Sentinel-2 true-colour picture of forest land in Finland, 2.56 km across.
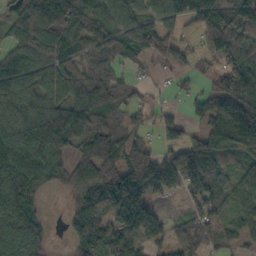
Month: October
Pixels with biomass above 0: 82%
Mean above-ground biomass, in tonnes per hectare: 98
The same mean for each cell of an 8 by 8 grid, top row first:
84 176 144 81 77 89 116 116
63 108 73 84 75 56 74 149
124 104 117 90 15 17 44 149
85 127 158 104 48 30 108 189
130 174 86 118 61 74 111 141
146 99 90 132 169 140 165 65
115 11 109 161 127 11 68 46
114 39 129 124 67 65 51 35
